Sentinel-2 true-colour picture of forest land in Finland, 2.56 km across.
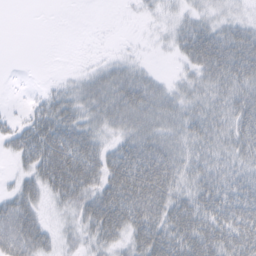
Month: February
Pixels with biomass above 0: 74%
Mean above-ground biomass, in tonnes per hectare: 38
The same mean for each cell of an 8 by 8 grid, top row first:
0 0 0 0 7 15 21 16
0 0 0 2 4 24 81 63
2 4 17 42 35 14 42 57
6 41 37 45 53 39 41 56
35 72 60 25 57 41 41 48
19 59 64 58 82 48 51 45
55 17 38 74 64 56 60 67
69 34 22 36 55 63 70 67
